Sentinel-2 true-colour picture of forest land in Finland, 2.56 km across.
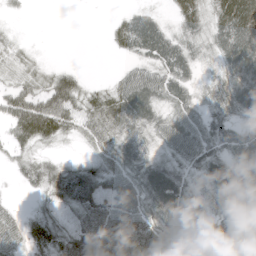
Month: May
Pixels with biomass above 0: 81%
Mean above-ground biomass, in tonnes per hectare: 51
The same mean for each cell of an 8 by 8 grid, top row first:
8 0 0 8 45 37 51 102
27 2 0 17 71 66 35 110
38 40 33 18 64 69 25 79
77 104 67 61 70 53 46 54
42 33 20 51 56 68 61 61
17 54 62 54 72 62 58 72
17 28 59 76 74 79 39 63
43 45 62 84 95 67 54 74
